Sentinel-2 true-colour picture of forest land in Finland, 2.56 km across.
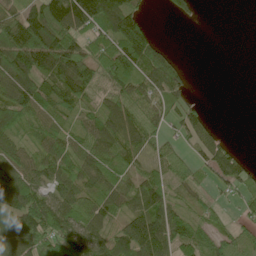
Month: June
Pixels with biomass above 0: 74%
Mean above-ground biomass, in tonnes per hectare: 70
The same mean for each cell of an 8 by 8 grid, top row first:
73 165 179 147 46 17 0 0
145 151 83 97 140 12 0 0
123 90 105 78 94 79 0 0
98 62 55 76 89 37 22 0
54 65 52 75 51 38 53 10
107 75 67 64 45 39 35 67
122 114 70 64 79 50 37 27
127 96 95 74 159 91 50 75
